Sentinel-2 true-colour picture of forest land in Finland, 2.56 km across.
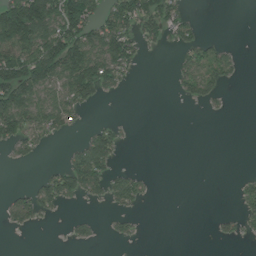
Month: July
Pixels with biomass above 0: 36%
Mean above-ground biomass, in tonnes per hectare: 45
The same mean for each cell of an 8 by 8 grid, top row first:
203 166 155 92 84 47 0 0
136 150 151 129 27 27 44 8
170 126 140 65 1 27 65 11
141 88 32 0 0 0 5 0
49 15 34 60 0 0 0 0
0 34 104 47 17 0 0 10
48 35 5 22 9 0 0 31
0 0 19 12 4 0 3 18
